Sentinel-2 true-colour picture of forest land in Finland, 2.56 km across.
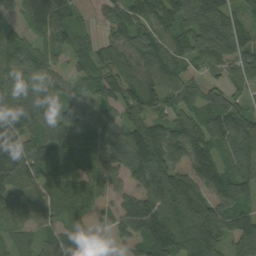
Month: September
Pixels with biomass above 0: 90%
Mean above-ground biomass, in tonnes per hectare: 92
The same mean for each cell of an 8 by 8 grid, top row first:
48 120 39 60 112 118 147 85
84 66 62 90 102 82 122 92
86 81 67 110 118 83 49 62
140 112 55 62 83 77 86 76
136 114 102 80 160 114 98 93
109 113 72 75 120 117 112 93
67 91 86 44 58 107 113 84
56 64 143 54 84 104 150 111
